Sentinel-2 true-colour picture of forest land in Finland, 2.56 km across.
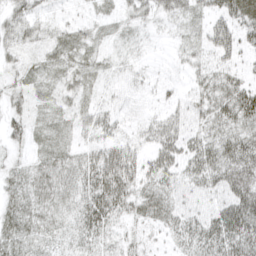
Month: April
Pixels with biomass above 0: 84%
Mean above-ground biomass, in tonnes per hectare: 27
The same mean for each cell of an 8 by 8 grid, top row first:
26 11 8 15 23 24 31 46
22 16 24 9 7 11 27 33
14 14 23 9 9 8 29 28
17 14 23 18 7 17 36 53
15 22 20 32 20 32 37 48
24 35 41 60 37 27 40 44
34 30 41 49 33 28 23 55
40 27 29 21 18 23 46 57
